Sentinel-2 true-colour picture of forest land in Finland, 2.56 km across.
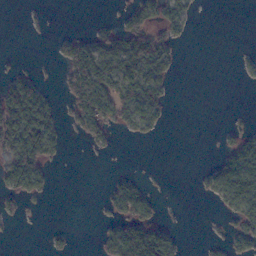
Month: November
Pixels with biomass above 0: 35%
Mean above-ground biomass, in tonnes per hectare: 33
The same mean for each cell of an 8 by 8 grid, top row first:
0 3 0 6 56 47 0 0
0 4 63 79 89 26 0 1
47 6 93 88 94 13 0 4
117 47 54 66 77 1 0 2
108 79 5 11 10 0 0 46
86 28 0 14 8 0 29 114
11 2 0 37 46 1 3 70
1 10 1 61 152 31 8 34
